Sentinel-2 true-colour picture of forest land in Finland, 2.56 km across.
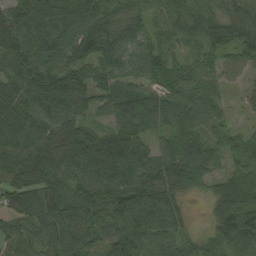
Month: August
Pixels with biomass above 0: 94%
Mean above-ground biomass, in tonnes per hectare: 73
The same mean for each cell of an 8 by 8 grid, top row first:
68 100 88 61 45 58 62 62
94 83 83 80 60 38 52 74
81 82 65 74 71 51 52 25
85 78 60 70 109 92 75 12
84 79 121 114 66 77 61 39
83 94 80 88 87 75 52 68
90 101 82 66 111 60 36 102
66 66 67 73 65 63 45 99
